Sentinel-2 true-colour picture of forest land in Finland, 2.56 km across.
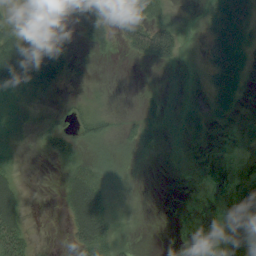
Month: August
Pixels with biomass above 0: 58%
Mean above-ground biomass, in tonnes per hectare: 24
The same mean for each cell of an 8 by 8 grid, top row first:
22 48 65 19 36 8 38 68
72 64 9 14 51 38 35 51
49 43 3 1 1 4 28 36
16 11 16 17 12 15 19 8
15 31 25 16 21 8 7 6
24 1 54 17 1 1 1 4
53 1 94 21 0 0 0 35
84 2 49 33 0 0 0 38
